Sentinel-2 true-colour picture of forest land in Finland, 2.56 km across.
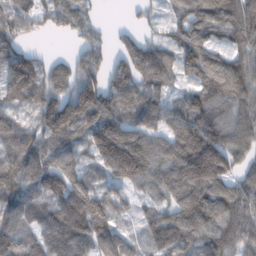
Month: February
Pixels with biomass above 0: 89%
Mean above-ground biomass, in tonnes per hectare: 99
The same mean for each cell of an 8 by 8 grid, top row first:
98 72 85 1 23 47 133 140
79 7 50 41 93 93 112 94
134 91 101 95 127 57 114 126
65 122 148 117 122 101 119 82
113 98 75 179 125 137 153 87
114 116 80 81 108 128 153 68
105 108 142 104 44 100 134 105
111 116 110 99 56 110 96 85
